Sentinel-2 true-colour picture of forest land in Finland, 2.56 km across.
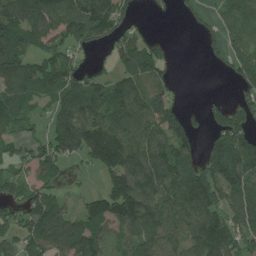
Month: July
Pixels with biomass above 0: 73%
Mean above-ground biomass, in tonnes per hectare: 106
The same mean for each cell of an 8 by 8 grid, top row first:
135 137 157 169 13 12 22 115
115 103 80 59 110 12 21 86
136 130 105 83 113 35 0 57
107 65 153 123 128 84 47 84
69 115 194 234 147 157 60 162
78 84 14 123 157 153 127 169
81 129 60 140 162 141 139 125
82 129 147 85 123 108 175 110
